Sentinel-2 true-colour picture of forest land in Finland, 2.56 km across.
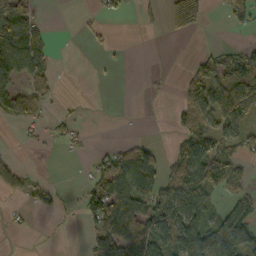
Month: October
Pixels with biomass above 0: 43%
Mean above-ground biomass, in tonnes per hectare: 42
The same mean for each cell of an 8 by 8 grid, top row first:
129 4 3 19 17 50 10 35
116 36 1 7 0 0 11 31
65 50 0 1 3 9 79 132
65 21 5 0 0 29 76 81
4 13 13 13 33 31 88 50
34 4 4 92 94 64 101 29
20 33 13 98 78 99 41 50
1 13 12 104 104 94 92 76
